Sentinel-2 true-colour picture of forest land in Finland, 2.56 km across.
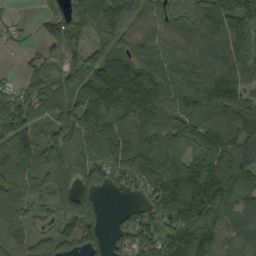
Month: September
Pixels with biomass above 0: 89%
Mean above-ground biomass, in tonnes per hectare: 102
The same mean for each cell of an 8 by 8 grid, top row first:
15 35 65 94 81 68 149 128
13 38 71 92 95 83 98 102
21 83 111 178 162 115 140 96
98 87 125 173 172 113 140 138
109 95 121 134 128 88 124 112
109 114 135 81 111 150 177 111
82 44 138 5 43 121 170 85
69 62 116 44 92 130 159 104
